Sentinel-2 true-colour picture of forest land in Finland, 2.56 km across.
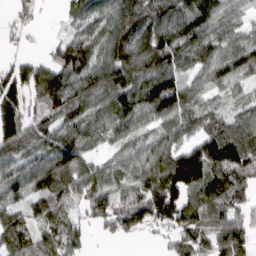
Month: March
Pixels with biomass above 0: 86%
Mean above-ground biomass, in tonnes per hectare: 87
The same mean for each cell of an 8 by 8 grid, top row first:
35 5 73 99 111 92 102 42
12 35 110 114 101 108 104 97
122 117 101 122 115 106 68 60
123 65 84 87 97 114 52 54
96 70 85 43 60 87 121 134
85 111 95 60 96 169 147 85
64 70 46 102 134 157 123 78
90 67 49 29 17 68 78 93
